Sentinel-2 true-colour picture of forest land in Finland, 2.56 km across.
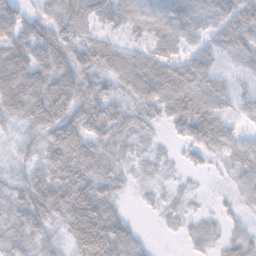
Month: November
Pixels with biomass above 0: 89%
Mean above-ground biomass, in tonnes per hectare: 49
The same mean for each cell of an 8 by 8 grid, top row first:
52 44 67 60 65 65 53 67
70 72 61 54 48 48 40 57
82 67 69 53 87 83 57 27
56 75 68 54 42 55 68 29
27 60 67 44 21 14 50 34
34 54 71 45 17 10 10 33
49 70 100 52 6 15 7 22
47 38 77 94 21 5 21 30
